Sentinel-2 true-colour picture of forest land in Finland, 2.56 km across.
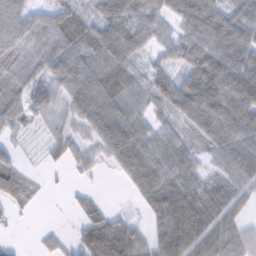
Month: February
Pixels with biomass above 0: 83%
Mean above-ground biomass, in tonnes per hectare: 63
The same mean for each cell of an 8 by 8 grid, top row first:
84 58 65 72 54 62 78 62
70 82 92 100 45 60 81 91
67 76 101 93 41 54 105 98
57 44 80 84 46 56 106 96
22 26 45 103 75 52 54 76
58 7 20 20 109 77 41 69
32 2 22 14 45 116 78 39
6 18 47 96 47 96 83 57
